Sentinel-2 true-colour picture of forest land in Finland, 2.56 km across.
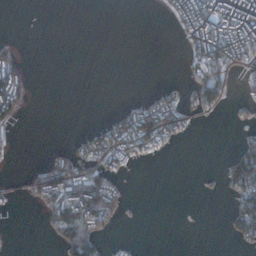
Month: December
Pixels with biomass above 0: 30%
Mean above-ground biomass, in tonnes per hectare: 37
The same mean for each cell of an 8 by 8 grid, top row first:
0 0 0 0 0 55 114 162
23 0 0 0 0 1 120 141
97 0 0 0 0 10 110 27
57 0 0 15 94 90 36 18
7 3 42 95 91 22 0 29
6 88 83 70 0 0 2 108
6 70 112 76 2 0 0 67
0 12 154 18 1 0 0 30
